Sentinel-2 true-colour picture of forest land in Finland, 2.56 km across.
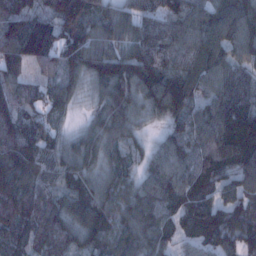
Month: January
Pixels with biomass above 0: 96%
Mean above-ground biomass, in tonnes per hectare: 98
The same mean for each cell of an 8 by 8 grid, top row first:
91 83 143 76 85 108 108 140
109 133 117 86 101 110 136 116
74 53 67 127 119 124 103 71
91 68 21 114 67 108 117 142
114 77 73 73 36 91 109 141
140 77 81 76 66 116 106 110
136 95 119 113 108 88 104 96
79 99 110 108 102 61 78 111
